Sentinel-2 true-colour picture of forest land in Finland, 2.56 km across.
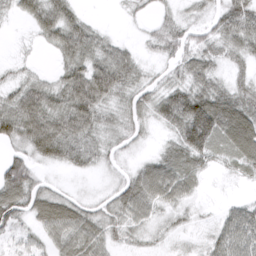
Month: March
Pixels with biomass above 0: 82%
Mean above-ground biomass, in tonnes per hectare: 45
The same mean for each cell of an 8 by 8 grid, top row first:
21 66 29 1 11 23 29 100
6 24 76 38 15 46 42 51
23 19 83 85 27 31 52 25
74 74 89 30 39 96 125 89
42 91 62 26 12 52 80 92
81 11 14 12 66 75 16 16
69 78 41 39 55 31 4 35
26 35 64 28 16 9 24 68
